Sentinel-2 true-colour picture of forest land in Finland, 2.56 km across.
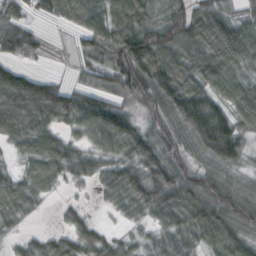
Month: October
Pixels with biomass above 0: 88%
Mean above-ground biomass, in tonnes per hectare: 67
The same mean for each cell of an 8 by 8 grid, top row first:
41 42 68 82 84 84 90 46
53 20 40 105 133 88 91 100
72 29 28 80 121 105 92 65
85 93 92 84 50 91 125 74
39 69 35 70 84 59 119 72
38 69 35 58 105 85 57 36
58 8 22 26 66 92 91 68
19 31 61 32 25 52 63 62
